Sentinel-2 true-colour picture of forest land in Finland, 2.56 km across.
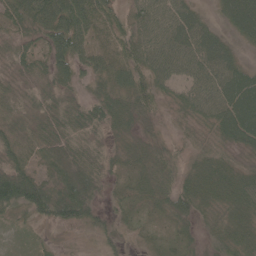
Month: June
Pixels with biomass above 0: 91%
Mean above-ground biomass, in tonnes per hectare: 44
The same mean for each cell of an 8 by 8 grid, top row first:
48 78 83 33 56 66 23 80
36 50 53 37 59 74 75 25
30 40 31 51 46 43 64 72
38 41 39 54 38 26 50 90
51 43 39 25 33 19 32 46
80 38 50 21 39 35 54 48
59 63 62 20 27 42 35 49
11 11 12 30 17 22 24 48
